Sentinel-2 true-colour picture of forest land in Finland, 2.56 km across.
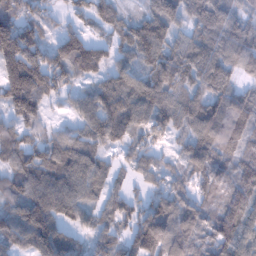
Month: January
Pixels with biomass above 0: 90%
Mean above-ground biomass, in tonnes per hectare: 102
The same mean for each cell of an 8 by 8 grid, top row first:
115 50 54 76 86 102 158 97
179 83 128 65 147 99 123 125
186 126 73 95 107 119 114 57
119 45 79 170 129 123 127 101
91 81 104 99 83 37 123 83
108 138 128 66 68 64 115 92
106 158 95 79 73 98 68 125
96 157 50 87 140 99 59 134
